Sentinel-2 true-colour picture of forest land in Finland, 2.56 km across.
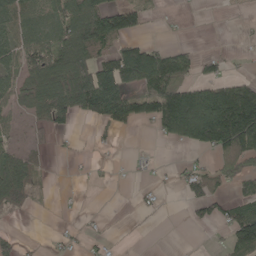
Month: May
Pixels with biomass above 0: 46%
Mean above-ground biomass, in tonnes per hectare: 59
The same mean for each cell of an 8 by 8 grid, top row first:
92 57 110 110 39 5 0 2
72 91 100 66 103 40 1 4
56 97 132 156 117 120 58 43
28 90 85 117 95 208 222 230
19 16 6 13 2 44 129 151
100 9 2 5 8 19 60 73
33 4 3 0 12 2 54 68
29 9 15 8 0 0 3 110
